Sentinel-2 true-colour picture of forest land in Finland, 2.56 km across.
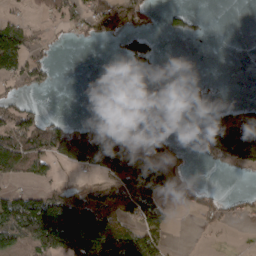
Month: March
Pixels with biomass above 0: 39%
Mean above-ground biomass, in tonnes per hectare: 44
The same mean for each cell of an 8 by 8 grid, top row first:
20 27 42 73 33 16 4 0
120 18 4 5 69 0 0 0
44 25 0 0 0 0 7 0
57 12 0 0 0 0 20 72
93 76 115 78 51 17 66 162
57 34 15 58 103 33 0 8
111 126 107 80 98 14 43 22
76 127 138 137 117 3 3 2
